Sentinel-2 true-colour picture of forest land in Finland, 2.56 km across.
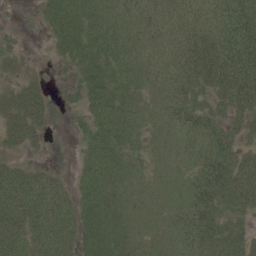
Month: June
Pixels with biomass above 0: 86%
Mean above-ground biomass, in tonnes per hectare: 49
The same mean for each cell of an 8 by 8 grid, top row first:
3 41 58 49 47 48 57 84
24 10 60 51 42 53 87 90
28 15 36 52 36 55 68 86
67 42 22 60 27 57 50 48
40 14 19 46 20 36 63 41
59 40 27 53 25 25 90 72
80 73 56 58 34 40 79 43
78 77 50 56 49 51 64 48
